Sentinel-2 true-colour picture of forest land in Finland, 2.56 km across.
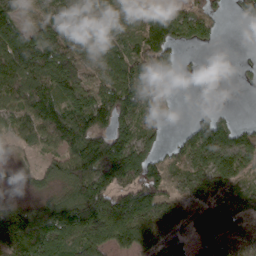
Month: March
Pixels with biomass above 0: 77%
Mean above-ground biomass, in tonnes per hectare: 83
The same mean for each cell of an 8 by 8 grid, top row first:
77 46 60 34 57 92 66 34
129 109 57 91 86 84 23 3
112 118 104 75 113 28 1 10
75 116 139 132 70 13 27 4
30 60 123 155 98 40 124 90
14 47 127 119 145 25 101 64
108 121 175 194 124 61 70 61
214 175 126 103 87 59 73 27
